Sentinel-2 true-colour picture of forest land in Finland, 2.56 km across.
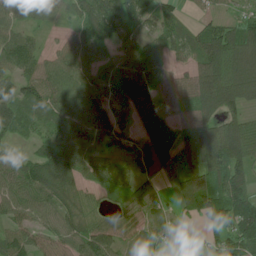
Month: July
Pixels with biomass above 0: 85%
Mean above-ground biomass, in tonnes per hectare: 71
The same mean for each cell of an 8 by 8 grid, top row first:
55 35 70 104 62 48 30 34
92 27 81 65 60 61 130 105
76 71 77 84 98 52 121 108
109 67 66 63 95 50 96 68
26 76 70 45 44 55 113 139
62 111 70 65 36 38 108 106
57 54 79 27 55 40 111 108
66 50 87 71 39 28 32 95
